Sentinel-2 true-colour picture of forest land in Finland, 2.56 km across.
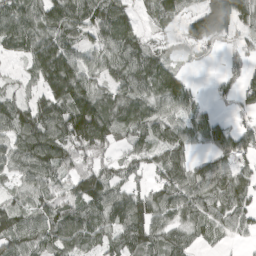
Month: April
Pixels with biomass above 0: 82%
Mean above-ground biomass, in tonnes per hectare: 87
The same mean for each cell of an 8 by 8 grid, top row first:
118 121 109 125 36 71 160 114
86 135 82 103 81 28 50 39
25 130 129 75 111 100 7 55
108 121 165 111 89 75 44 35
94 140 123 65 64 90 64 75
64 87 97 71 44 93 98 70
70 81 97 125 99 93 91 89
107 99 99 78 106 74 41 25
